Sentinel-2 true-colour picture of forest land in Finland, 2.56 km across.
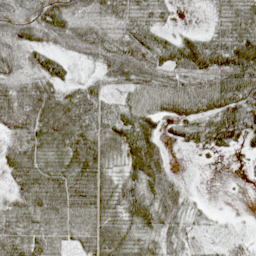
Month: May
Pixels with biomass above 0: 84%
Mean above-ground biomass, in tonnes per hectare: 56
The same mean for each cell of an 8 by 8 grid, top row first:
61 97 43 40 34 13 8 55
52 62 60 78 76 64 72 84
49 62 23 49 70 54 64 114
82 90 84 52 76 45 61 91
55 72 93 67 93 24 51 34
45 76 75 40 79 28 1 3
53 73 74 53 78 52 10 1
66 53 43 74 50 34 27 25
